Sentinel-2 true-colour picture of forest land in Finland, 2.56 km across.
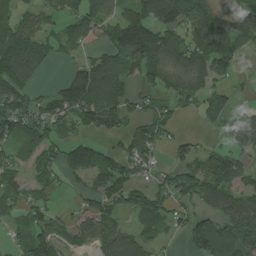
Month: July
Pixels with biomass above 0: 68%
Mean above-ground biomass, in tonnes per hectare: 80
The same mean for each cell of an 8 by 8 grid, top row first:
59 61 103 66 120 121 117 81
137 65 70 105 157 96 139 80
135 12 121 132 67 76 84 19
105 80 117 117 49 51 72 46
81 76 69 20 105 44 14 94
51 47 63 102 37 72 122 77
54 51 39 84 113 57 58 90
28 80 54 92 62 14 167 116
